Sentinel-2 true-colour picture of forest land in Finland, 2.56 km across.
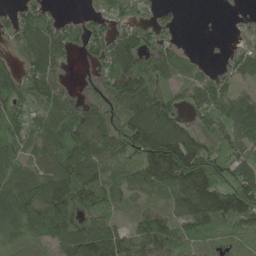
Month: June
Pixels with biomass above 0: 80%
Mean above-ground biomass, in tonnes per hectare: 87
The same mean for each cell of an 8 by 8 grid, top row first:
57 57 30 57 36 23 0 6
55 158 57 107 101 46 1 35
88 114 3 89 109 46 59 58
74 87 71 63 152 66 101 96
68 101 121 97 151 154 77 73
101 124 174 67 105 166 157 97
129 156 84 53 44 88 192 174
53 65 162 151 105 81 50 40
